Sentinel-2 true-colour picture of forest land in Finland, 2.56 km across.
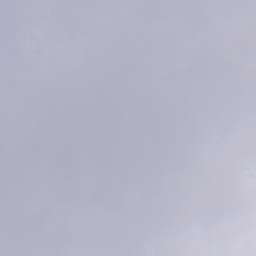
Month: December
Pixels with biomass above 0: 85%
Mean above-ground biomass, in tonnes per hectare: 91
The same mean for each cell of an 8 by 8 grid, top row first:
121 95 152 96 59 99 137 234
116 108 51 66 78 79 113 197
113 103 55 71 134 57 125 125
50 45 70 35 210 86 88 61
15 31 106 51 80 108 79 73
31 21 94 129 59 38 92 84
33 111 144 116 118 124 109 106
82 99 130 66 70 12 83 110
